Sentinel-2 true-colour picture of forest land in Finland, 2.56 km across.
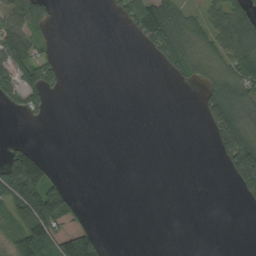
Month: August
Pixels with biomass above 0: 33%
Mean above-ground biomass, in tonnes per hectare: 45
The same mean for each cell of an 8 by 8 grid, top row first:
75 44 0 12 126 102 56 100
105 29 0 0 22 97 70 132
52 77 0 0 0 21 57 115
13 25 0 0 0 0 76 107
34 1 0 0 0 0 12 181
180 91 0 0 0 0 0 142
119 189 29 0 0 0 0 4
80 119 166 4 0 0 0 0
